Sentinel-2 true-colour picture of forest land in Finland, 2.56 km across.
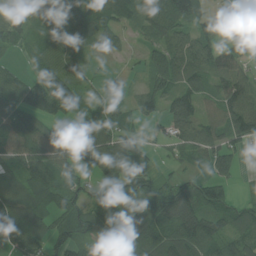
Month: July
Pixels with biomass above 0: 80%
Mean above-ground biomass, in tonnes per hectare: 72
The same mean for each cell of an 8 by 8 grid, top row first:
37 60 104 108 92 143 40 2
33 46 51 32 40 105 104 85
52 103 53 34 32 96 84 114
104 74 63 47 56 100 41 124
98 85 90 91 25 49 73 60
55 73 35 59 51 30 44 17
90 75 63 65 63 150 113 50
87 80 76 74 135 126 108 68
